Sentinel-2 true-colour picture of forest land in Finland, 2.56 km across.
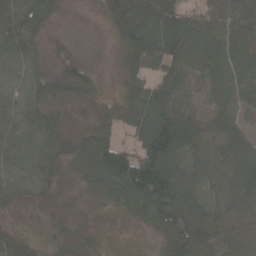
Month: April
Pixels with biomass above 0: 90%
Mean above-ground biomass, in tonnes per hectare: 53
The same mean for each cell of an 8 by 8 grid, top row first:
43 33 7 38 82 79 26 56
38 21 16 18 105 100 62 85
18 46 73 8 63 72 49 74
31 35 6 43 98 94 34 38
38 42 51 78 82 116 48 62
36 32 35 98 130 74 50 75
20 16 15 28 82 91 68 73
37 20 28 3 4 82 91 89
